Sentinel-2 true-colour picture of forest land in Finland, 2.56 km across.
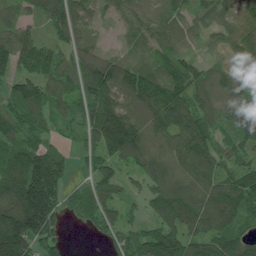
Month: July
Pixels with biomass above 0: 89%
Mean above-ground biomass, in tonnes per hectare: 101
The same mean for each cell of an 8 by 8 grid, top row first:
66 100 88 39 79 62 64 64
130 80 82 15 67 76 48 82
83 104 109 156 142 136 83 84
110 90 84 180 119 129 79 111
114 68 57 175 117 102 102 89
144 221 24 79 83 91 115 105
171 184 71 74 53 152 135 120
205 99 1 69 112 141 138 108
